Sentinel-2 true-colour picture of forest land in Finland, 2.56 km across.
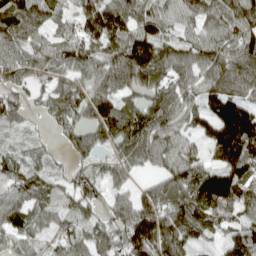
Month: April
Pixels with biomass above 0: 88%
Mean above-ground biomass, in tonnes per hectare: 81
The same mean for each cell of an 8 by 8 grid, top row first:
111 85 96 133 92 59 80 88
93 73 98 94 113 70 86 95
79 52 67 98 85 66 80 104
65 46 75 114 72 73 66 125
23 28 74 80 86 67 89 165
73 53 63 47 24 84 115 110
87 71 59 57 95 86 105 88
60 55 66 82 128 94 31 109
